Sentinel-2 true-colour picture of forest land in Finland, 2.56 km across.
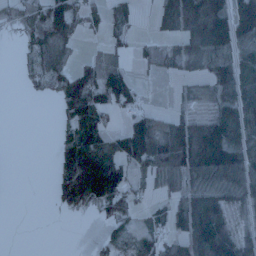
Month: January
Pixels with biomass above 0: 58%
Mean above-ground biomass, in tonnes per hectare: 53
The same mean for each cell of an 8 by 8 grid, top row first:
40 78 42 41 3 80 123 113
14 64 12 23 26 31 74 59
6 51 104 106 10 12 45 77
0 0 119 41 48 22 35 82
0 0 127 69 110 137 125 54
0 14 178 168 41 65 77 71
0 6 58 61 14 38 85 30
0 0 0 40 41 35 97 52
